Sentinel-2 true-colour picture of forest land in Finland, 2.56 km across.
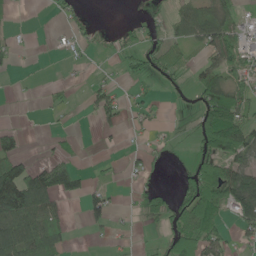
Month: May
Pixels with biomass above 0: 43%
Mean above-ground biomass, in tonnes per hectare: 41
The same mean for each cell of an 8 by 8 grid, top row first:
3 6 17 0 11 40 66 36
19 1 21 17 48 32 69 74
3 4 6 16 18 20 76 55
1 7 5 57 22 3 70 72
39 7 6 5 13 6 69 96
120 95 44 10 25 15 104 107
143 84 18 38 24 54 103 92
117 78 1 13 5 70 77 20
